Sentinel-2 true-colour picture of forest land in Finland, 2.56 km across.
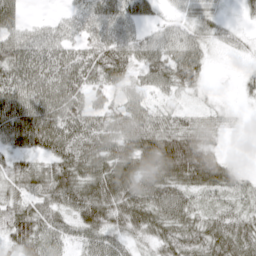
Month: April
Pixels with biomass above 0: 85%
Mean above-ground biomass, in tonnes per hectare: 50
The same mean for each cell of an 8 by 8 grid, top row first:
45 10 37 62 35 19 30 11
67 66 44 68 50 56 29 17
68 70 59 47 36 53 12 12
81 78 58 45 50 27 23 7
57 77 71 62 77 96 52 0
46 63 69 77 73 79 82 24
54 59 74 71 70 66 32 29
55 48 40 49 28 58 58 60
